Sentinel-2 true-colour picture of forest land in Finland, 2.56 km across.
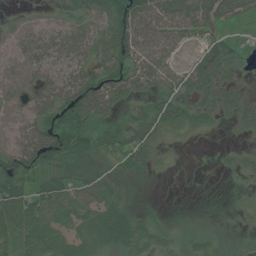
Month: July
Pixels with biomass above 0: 80%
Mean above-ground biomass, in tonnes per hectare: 44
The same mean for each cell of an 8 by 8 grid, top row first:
19 21 42 73 74 62 55 26
35 65 70 81 66 42 40 17
47 57 68 71 55 49 43 14
36 51 70 40 47 59 35 36
55 90 58 50 64 16 2 13
76 53 61 38 21 3 1 21
86 70 53 55 10 3 5 17
52 57 45 62 43 24 25 18
